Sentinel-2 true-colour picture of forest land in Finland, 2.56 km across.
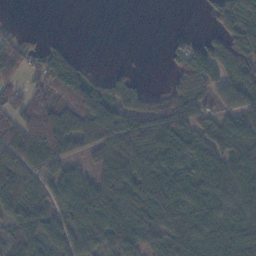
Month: November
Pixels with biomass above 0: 74%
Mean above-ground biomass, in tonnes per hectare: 69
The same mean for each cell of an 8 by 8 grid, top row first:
1 0 0 0 0 0 24 76
51 41 3 0 0 28 66 71
30 83 94 52 12 45 85 88
56 85 121 128 102 108 51 84
86 102 74 128 166 116 84 83
93 65 63 143 119 91 77 77
70 64 88 92 95 101 78 67
60 67 68 71 83 73 68 107
